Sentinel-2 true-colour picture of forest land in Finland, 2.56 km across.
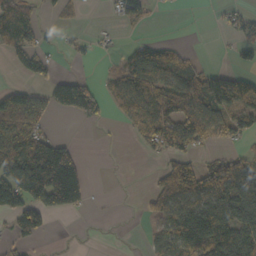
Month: October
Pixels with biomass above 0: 48%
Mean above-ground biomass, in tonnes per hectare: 62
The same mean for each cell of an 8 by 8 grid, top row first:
91 12 9 15 43 2 3 39
63 24 21 8 50 37 0 34
5 47 69 42 98 102 86 72
34 18 115 23 102 104 95 96
131 101 14 1 47 92 40 29
145 203 109 1 2 130 97 121
114 108 52 1 22 112 111 135
43 9 2 1 17 124 168 129
